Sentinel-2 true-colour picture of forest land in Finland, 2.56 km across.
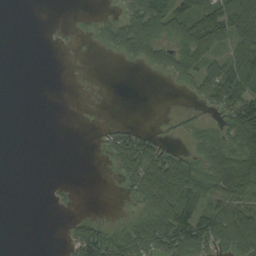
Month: September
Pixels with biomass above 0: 45%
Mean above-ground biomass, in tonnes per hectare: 37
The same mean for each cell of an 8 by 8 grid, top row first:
0 0 1 11 90 70 64 107
0 1 1 28 66 46 82 70
0 0 0 0 1 25 65 118
0 0 0 0 0 4 12 96
0 0 0 28 52 7 38 73
0 0 0 8 92 105 62 111
0 3 2 1 36 107 68 81
0 0 79 68 86 110 93 93
